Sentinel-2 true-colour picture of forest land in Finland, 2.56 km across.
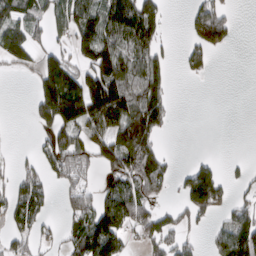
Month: March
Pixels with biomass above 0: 51%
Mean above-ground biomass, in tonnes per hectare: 77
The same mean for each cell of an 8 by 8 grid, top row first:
90 86 141 132 169 1 141 7
108 53 102 115 110 14 97 3
4 140 131 178 118 9 10 0
0 147 176 181 166 13 0 0
1 69 98 127 133 0 0 0
48 54 53 81 144 42 137 22
77 40 72 129 74 43 118 62
50 24 130 149 52 64 28 160
